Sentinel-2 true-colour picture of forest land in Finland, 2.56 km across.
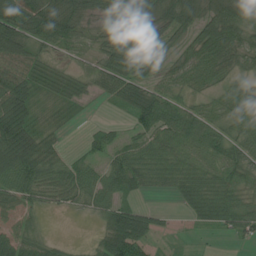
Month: July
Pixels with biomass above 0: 83%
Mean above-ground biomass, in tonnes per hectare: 51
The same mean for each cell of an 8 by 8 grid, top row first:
101 100 61 61 55 69 65 74
89 47 29 66 83 35 89 67
82 35 38 71 52 51 57 35
95 14 12 9 79 55 44 56
107 39 7 36 53 59 58 49
86 62 56 58 52 54 55 47
43 24 28 51 25 11 61 50
49 23 4 63 46 9 5 21
